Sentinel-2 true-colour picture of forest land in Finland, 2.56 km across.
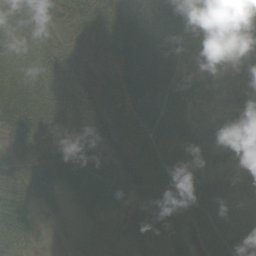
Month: September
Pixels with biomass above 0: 93%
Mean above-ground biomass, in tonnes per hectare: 55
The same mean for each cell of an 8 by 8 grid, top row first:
36 43 63 51 52 67 60 57
26 46 47 78 70 65 37 51
38 39 57 68 78 67 43 50
64 67 54 78 80 83 25 37
48 79 70 70 83 92 60 26
61 64 67 69 85 74 66 51
65 23 37 42 48 51 68 51
48 10 19 27 46 39 45 56
